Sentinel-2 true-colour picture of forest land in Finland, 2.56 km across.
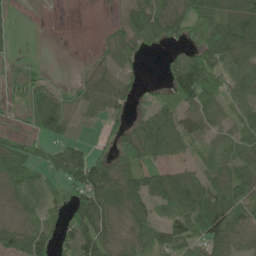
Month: June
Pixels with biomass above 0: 73%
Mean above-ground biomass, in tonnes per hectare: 54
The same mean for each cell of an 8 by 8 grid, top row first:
12 1 0 6 90 56 115 104
11 1 0 31 40 27 78 95
21 22 18 44 17 79 103 65
15 93 24 36 34 77 84 47
38 55 36 33 110 75 39 54
75 47 115 90 70 57 50 64
36 41 75 80 59 64 83 63
78 60 87 49 53 64 77 51
